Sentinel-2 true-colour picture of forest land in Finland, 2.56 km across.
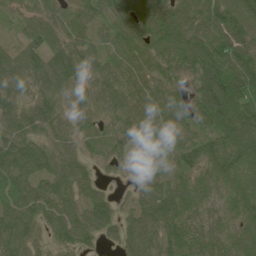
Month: June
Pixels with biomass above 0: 95%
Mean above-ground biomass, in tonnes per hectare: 76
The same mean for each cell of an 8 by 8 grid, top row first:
36 54 57 75 83 90 98 113
47 79 78 58 60 90 96 107
86 86 70 76 68 46 116 125
77 79 58 70 74 73 137 121
88 63 48 63 58 72 78 119
98 77 64 15 56 53 68 73
102 80 69 55 82 89 54 66
101 43 69 39 99 101 64 75
